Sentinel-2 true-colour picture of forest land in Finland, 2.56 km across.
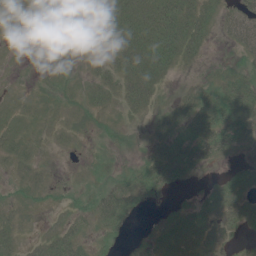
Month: June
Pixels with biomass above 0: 62%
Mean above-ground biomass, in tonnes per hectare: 18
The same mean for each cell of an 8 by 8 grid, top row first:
9 4 3 35 33 38 22 33
2 2 6 24 41 38 10 29
2 4 8 21 41 8 13 30
7 4 9 9 16 30 49 47
10 3 1 10 10 33 45 29
4 2 2 14 28 27 4 17
8 6 12 44 10 10 24 36
11 21 19 11 9 39 36 5
